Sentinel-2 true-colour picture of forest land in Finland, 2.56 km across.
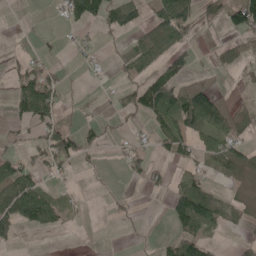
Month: May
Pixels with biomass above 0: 43%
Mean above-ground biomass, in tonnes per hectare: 41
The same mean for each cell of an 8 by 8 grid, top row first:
0 3 92 58 35 135 27 94
3 10 13 7 59 64 8 54
44 73 5 7 57 65 26 13
37 83 11 17 77 115 133 46
15 82 54 9 11 70 53 44
82 24 5 0 40 15 23 41
133 87 8 4 2 85 99 26
34 1 0 0 3 71 44 8
